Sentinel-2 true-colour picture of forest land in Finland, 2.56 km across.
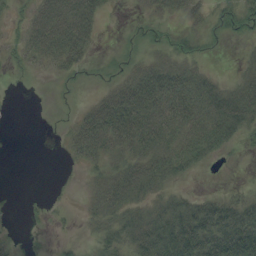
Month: August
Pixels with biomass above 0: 58%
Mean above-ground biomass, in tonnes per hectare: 27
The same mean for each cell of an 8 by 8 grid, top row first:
6 61 61 3 9 18 19 27
16 55 45 3 13 19 9 4
1 4 7 16 53 47 27 26
0 0 16 77 60 47 49 53
0 0 41 46 51 39 40 13
0 0 5 39 54 26 1 1
2 10 7 46 36 39 40 42
7 1 6 36 49 54 58 58
